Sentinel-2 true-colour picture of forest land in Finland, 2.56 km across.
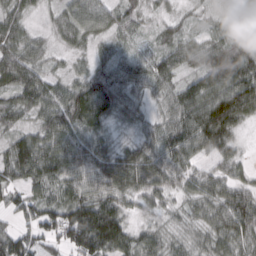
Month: March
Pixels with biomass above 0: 93%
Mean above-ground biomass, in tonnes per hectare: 63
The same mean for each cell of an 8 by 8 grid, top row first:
46 19 76 54 30 21 19 49
76 29 30 33 18 49 56 60
85 55 44 79 54 51 77 100
62 68 101 54 33 68 114 105
68 73 74 30 47 96 89 33
60 77 63 81 84 68 52 39
49 71 119 97 37 19 53 93
101 61 134 132 58 31 42 69
